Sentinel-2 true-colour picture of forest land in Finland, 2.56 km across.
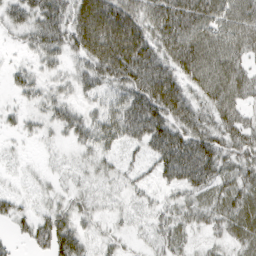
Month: March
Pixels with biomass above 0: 82%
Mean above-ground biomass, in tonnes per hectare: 49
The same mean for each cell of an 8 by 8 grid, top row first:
47 72 84 109 65 91 78 77
18 61 68 109 86 79 86 58
29 25 40 65 86 67 81 62
20 31 32 49 89 79 53 47
8 9 31 35 44 87 79 61
7 11 16 22 18 60 75 46
28 25 31 15 15 37 46 59
20 62 46 22 12 35 19 40
